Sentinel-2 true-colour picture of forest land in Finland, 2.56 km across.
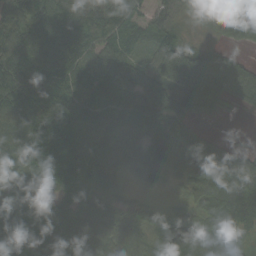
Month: September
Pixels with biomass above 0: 92%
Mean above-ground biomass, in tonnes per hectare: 94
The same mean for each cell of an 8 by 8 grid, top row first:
99 156 102 100 49 71 128 151
121 155 99 81 53 101 46 40
129 114 104 65 84 134 125 52
116 102 86 86 120 90 78 18
109 107 79 126 111 182 79 15
87 96 67 66 64 76 135 142
86 81 84 59 57 43 105 112
91 103 137 115 94 92 136 50
